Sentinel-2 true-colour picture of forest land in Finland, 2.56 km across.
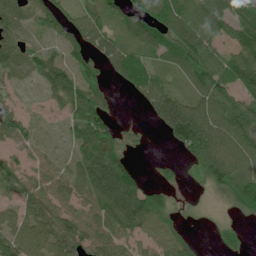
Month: July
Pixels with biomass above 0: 75%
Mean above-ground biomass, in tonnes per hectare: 65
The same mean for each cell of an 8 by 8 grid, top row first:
59 73 51 42 72 100 118 76
65 35 61 63 64 83 84 87
28 75 66 25 72 31 96 110
51 15 96 30 18 164 101 95
46 11 57 78 13 65 116 100
73 55 61 132 24 22 76 85
50 75 57 95 114 26 2 51
91 90 77 61 43 53 4 20
